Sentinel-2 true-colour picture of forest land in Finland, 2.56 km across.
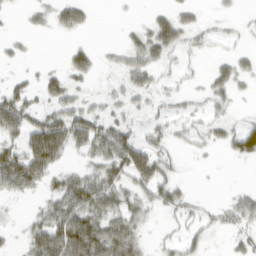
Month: March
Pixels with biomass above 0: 52%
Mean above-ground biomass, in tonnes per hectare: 24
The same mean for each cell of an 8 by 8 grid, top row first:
2 15 26 1 4 30 5 6
7 0 17 7 42 36 10 10
10 22 16 7 23 11 19 23
47 28 36 16 19 16 15 6
30 80 35 55 39 15 15 46
56 31 27 37 52 17 1 0
2 26 56 42 27 25 10 34
7 59 78 59 16 14 11 16
